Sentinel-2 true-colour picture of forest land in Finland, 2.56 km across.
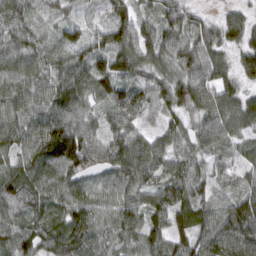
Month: March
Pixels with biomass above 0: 96%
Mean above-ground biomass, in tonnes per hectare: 85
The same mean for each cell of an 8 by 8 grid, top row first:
86 36 31 68 62 88 32 53
86 64 79 106 104 107 107 74
92 82 103 115 77 95 99 73
91 99 90 69 84 77 112 108
72 112 159 81 81 73 67 50
76 89 114 82 103 71 48 47
89 80 91 76 74 95 67 110
106 93 114 73 92 85 105 145
